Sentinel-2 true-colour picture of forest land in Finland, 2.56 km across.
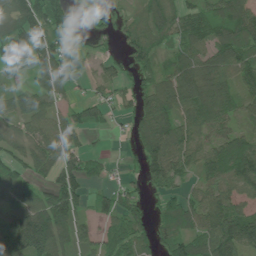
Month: July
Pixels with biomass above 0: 76%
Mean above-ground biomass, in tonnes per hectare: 71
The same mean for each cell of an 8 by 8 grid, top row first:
122 120 45 28 62 64 66 94
130 114 11 15 71 51 73 96
10 86 19 48 46 92 81 71
59 71 48 22 79 88 99 59
56 78 50 1 78 102 64 100
74 50 85 14 43 62 73 116
89 123 50 57 41 55 86 66
196 143 65 54 44 69 102 123
